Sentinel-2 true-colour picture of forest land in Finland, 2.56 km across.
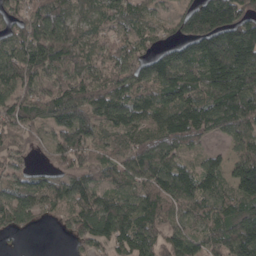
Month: April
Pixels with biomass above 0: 89%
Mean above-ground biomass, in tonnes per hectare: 108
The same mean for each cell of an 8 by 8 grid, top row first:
72 138 69 80 63 58 221 163
111 194 88 77 58 89 191 245
139 84 102 95 110 144 172 236
106 104 137 115 95 138 146 156
57 68 144 53 117 122 40 75
65 51 95 73 121 134 91 118
136 67 109 120 119 84 75 110
11 0 65 112 117 109 79 160
